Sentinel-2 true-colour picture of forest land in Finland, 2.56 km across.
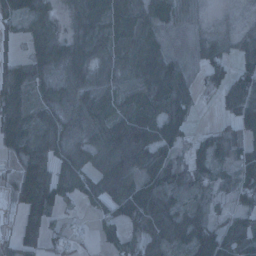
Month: January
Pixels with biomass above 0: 80%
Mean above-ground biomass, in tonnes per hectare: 50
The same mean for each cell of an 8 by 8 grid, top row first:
66 42 51 73 51 45 9 5
13 67 55 67 73 9 37 34
43 42 56 45 63 73 33 66
50 40 58 58 69 79 4 89
45 43 47 90 86 52 43 54
38 76 58 73 67 36 39 55
28 75 20 40 82 46 27 36
34 40 18 29 57 50 95 77
